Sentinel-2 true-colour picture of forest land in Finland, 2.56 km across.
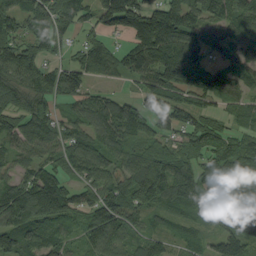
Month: September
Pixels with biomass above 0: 87%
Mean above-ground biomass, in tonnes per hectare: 97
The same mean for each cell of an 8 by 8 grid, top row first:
85 96 83 136 142 153 101 115
99 51 37 47 135 135 71 91
104 86 88 37 78 116 68 65
83 73 75 134 65 69 51 60
80 96 101 118 88 64 86 79
61 88 63 84 158 131 151 187
159 160 75 106 72 82 162 275
118 100 63 117 65 45 27 91
